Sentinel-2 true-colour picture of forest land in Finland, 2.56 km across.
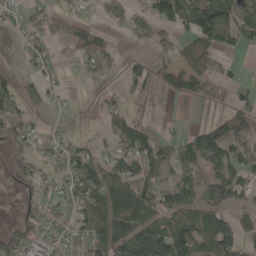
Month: May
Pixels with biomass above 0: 58%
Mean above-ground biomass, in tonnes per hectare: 50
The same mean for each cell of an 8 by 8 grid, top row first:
19 44 23 16 35 77 110 66
19 32 45 23 14 40 50 35
29 30 7 13 54 55 44 14
39 19 8 41 23 4 23 63
24 30 35 37 100 54 129 106
13 25 99 73 78 64 57 58
8 32 66 88 97 67 68 40
61 31 47 105 120 134 95 70
